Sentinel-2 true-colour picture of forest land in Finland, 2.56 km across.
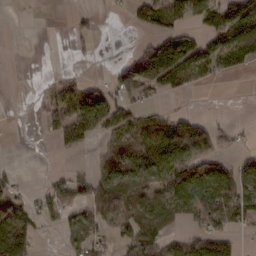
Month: February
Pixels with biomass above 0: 52%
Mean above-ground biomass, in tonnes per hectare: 56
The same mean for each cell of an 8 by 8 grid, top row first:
4 1 15 1 84 110 74 119
0 4 16 8 57 141 60 115
0 9 27 33 162 91 26 5
0 43 141 91 47 32 5 3
0 7 77 54 109 117 65 7
21 16 27 112 81 88 92 77
85 46 50 91 115 55 92 95
152 3 45 35 114 35 72 16
